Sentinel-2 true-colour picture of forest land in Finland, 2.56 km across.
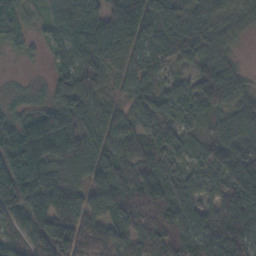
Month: November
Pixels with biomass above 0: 92%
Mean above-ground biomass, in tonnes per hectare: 78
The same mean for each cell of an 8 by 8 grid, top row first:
59 49 103 116 93 74 101 67
25 37 97 99 52 86 83 18
6 27 95 51 57 44 115 57
40 83 88 64 70 70 81 68
89 117 73 77 85 78 62 77
136 94 50 63 96 62 71 129
83 87 81 69 99 98 64 139
52 139 94 83 62 104 93 110
